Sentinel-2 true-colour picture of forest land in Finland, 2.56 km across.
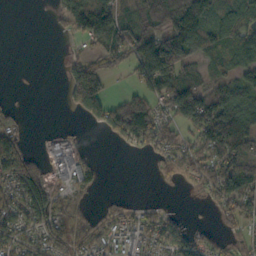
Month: October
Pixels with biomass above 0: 63%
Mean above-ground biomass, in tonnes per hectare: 78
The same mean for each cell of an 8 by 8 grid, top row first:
0 10 147 135 76 144 119 117
0 0 23 99 127 165 76 98
0 0 156 37 111 147 50 65
34 0 58 107 154 139 151 149
107 43 37 25 74 76 133 157
161 87 96 0 0 48 96 116
92 126 28 36 41 6 17 78
83 85 71 81 101 99 38 35
